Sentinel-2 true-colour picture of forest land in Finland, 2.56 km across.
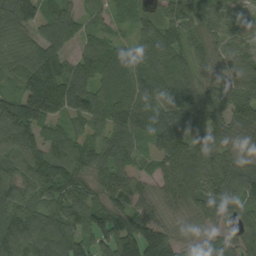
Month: September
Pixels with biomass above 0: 94%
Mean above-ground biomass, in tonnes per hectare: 93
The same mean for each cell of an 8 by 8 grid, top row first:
112 75 53 40 43 57 49 41
71 100 51 86 101 80 44 52
52 191 100 94 111 109 60 77
161 144 96 109 111 117 106 117
120 88 76 119 47 109 101 63
89 124 87 116 54 108 103 84
101 88 111 83 78 85 118 62
126 145 122 120 167 80 65 87
